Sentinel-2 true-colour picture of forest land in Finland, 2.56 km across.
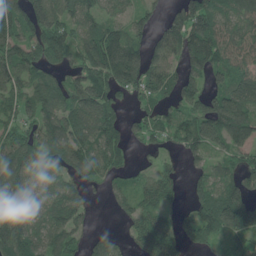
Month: June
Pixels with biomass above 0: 80%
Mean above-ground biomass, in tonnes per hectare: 91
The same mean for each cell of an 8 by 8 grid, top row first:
122 145 86 47 69 68 138 86
108 128 86 148 88 93 145 73
91 85 92 129 112 81 80 86
68 106 112 92 45 62 105 131
102 128 104 99 47 52 80 79
120 69 99 57 47 44 70 90
122 74 72 22 80 43 122 203
149 90 64 59 88 79 61 69
